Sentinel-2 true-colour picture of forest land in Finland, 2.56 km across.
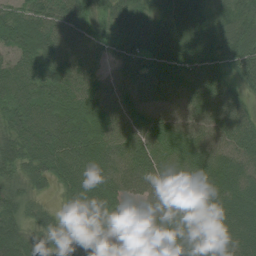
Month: August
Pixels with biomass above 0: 97%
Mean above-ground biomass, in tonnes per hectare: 67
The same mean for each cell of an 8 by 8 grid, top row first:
52 75 78 59 59 69 46 60
65 76 71 58 90 92 61 77
94 83 78 47 91 73 79 50
72 74 76 70 65 49 62 51
77 87 81 69 63 67 64 64
45 53 83 84 76 61 79 77
51 26 66 67 52 68 86 82
71 50 59 32 37 65 84 80
